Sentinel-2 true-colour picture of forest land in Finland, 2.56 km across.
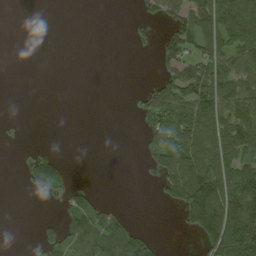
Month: August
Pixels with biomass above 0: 39%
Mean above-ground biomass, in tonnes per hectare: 45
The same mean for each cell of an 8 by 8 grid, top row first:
0 0 0 0 15 59 81 108
0 0 0 0 5 74 68 86
0 0 0 0 7 86 98 81
0 0 0 0 55 97 102 87
0 2 0 0 42 105 111 93
1 76 1 0 3 132 149 115
0 0 65 26 0 40 161 143
0 47 75 110 48 0 93 144
